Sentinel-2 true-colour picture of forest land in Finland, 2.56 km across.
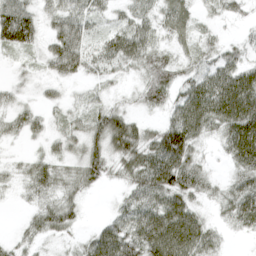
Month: April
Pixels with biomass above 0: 84%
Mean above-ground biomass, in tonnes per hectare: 45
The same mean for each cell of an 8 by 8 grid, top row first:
99 32 53 25 33 48 13 17
54 37 73 54 52 24 21 25
10 25 26 19 30 39 73 87
26 17 25 45 16 57 93 109
8 19 35 63 61 114 18 100
15 45 42 23 78 92 28 46
4 39 23 14 69 83 16 66
17 22 19 88 85 110 50 6
